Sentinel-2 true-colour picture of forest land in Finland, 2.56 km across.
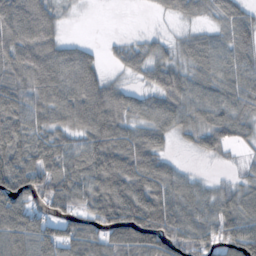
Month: October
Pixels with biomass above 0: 82%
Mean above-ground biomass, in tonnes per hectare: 69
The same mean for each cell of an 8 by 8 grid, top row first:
120 79 3 0 1 37 32 65
99 88 43 16 40 30 66 80
74 105 112 29 33 68 65 68
107 73 113 115 58 74 76 57
83 72 59 105 83 16 51 29
104 82 87 124 117 49 11 20
101 54 49 122 133 88 57 82
83 52 75 82 111 76 63 92
